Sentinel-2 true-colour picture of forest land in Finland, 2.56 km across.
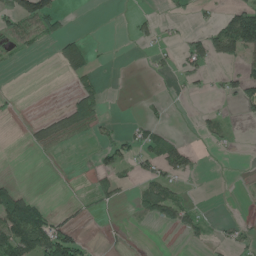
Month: June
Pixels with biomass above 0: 25%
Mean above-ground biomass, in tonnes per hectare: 23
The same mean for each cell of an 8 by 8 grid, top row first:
63 70 0 0 13 7 6 92
15 5 45 2 9 17 64 88
0 0 25 0 1 10 13 47
1 11 60 2 6 0 12 11
0 44 11 33 36 35 9 2
3 0 3 32 31 40 1 1
85 21 10 8 38 58 3 1
116 99 36 5 2 2 13 23
